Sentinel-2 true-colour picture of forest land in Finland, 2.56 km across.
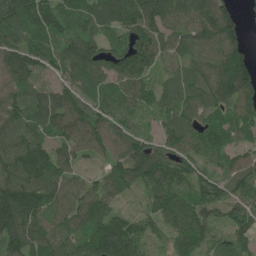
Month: June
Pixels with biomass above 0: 92%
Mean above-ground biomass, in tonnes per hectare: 107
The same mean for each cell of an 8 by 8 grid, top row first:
124 141 100 117 144 100 120 62
127 105 147 87 139 97 117 103
101 52 125 94 88 90 141 164
109 133 119 102 63 93 91 96
129 85 102 101 94 98 96 70
144 122 57 84 122 115 103 108
184 121 122 68 47 113 107 133
140 110 101 172 75 82 63 78
